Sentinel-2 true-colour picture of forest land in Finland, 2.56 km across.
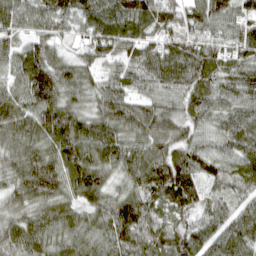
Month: April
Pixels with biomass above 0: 97%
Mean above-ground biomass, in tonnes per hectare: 91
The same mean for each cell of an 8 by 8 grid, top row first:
88 97 87 111 106 103 103 82
71 87 46 87 76 110 105 89
77 137 88 61 83 103 110 96
99 109 77 116 98 86 89 81
79 92 109 102 101 98 53 99
78 117 99 61 104 133 73 82
71 77 69 97 107 92 69 70
96 81 81 98 93 96 102 104
